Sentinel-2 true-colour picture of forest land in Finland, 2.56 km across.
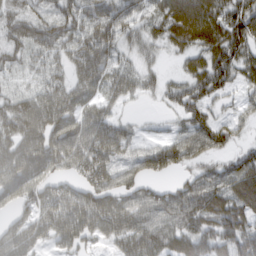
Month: March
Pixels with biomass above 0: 83%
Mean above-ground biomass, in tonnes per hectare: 68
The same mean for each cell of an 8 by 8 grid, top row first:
76 70 79 102 57 106 95 110
72 71 79 86 40 46 80 91
23 49 61 59 38 28 96 47
76 89 64 37 5 38 54 30
74 81 78 90 33 68 87 37
84 65 55 69 56 31 55 88
60 74 86 80 68 84 100 91
88 45 56 43 81 74 84 107
